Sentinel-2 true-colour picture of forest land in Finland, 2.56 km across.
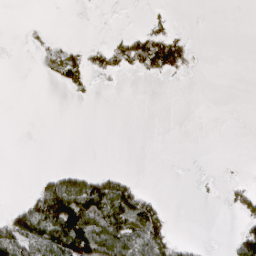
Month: March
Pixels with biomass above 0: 21%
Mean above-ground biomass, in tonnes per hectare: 21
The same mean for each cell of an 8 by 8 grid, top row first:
0 0 0 0 5 5 0 0
0 4 11 20 42 33 0 0
0 6 29 2 4 2 0 0
0 0 0 0 0 0 0 0
0 0 0 0 0 0 0 0
0 23 39 36 1 0 0 2
29 115 117 88 74 0 0 29
92 101 149 112 83 34 2 57
